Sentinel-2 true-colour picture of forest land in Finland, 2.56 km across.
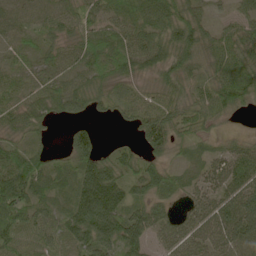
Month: May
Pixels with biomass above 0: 88%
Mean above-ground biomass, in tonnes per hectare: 57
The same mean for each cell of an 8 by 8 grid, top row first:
32 34 46 39 77 85 28 27
27 34 54 74 59 90 62 78
46 48 59 55 37 62 56 99
60 55 44 26 61 58 57 36
45 20 66 12 47 43 25 38
90 59 73 84 74 36 48 80
76 51 92 109 69 32 66 103
61 57 77 92 63 43 60 71
